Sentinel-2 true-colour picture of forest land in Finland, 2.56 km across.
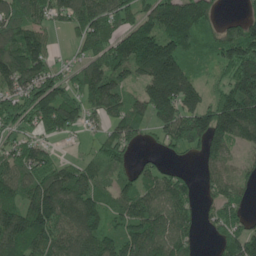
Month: May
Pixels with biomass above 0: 81%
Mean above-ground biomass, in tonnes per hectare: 124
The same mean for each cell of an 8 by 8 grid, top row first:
122 104 150 138 111 181 98 47
158 84 81 157 215 164 70 193
164 148 110 182 141 268 56 212
131 189 125 121 112 207 170 257
85 55 18 104 32 106 137 84
118 139 111 78 85 77 57 72
140 213 145 79 125 114 41 74
164 148 123 124 151 127 13 159
